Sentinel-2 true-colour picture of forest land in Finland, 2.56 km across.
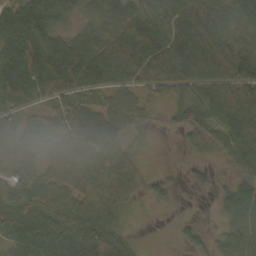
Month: October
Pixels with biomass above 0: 86%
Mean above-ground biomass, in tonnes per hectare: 70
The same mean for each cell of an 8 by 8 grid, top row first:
84 83 41 89 108 114 108 87
103 100 96 97 132 105 114 96
122 129 109 77 79 83 93 102
63 44 70 58 32 49 77 91
55 42 86 78 17 5 49 68
64 69 77 91 24 3 22 45
69 72 68 49 7 9 2 84
55 113 109 93 5 13 24 71
